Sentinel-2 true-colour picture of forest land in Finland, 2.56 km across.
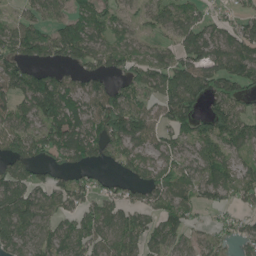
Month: June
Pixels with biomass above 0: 77%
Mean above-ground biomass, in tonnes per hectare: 72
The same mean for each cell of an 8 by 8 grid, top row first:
40 63 69 54 46 68 36 44
105 93 105 59 35 60 80 94
93 79 51 51 83 115 99 102
79 124 82 122 67 112 68 70
76 99 102 79 63 59 84 72
88 43 42 25 52 69 77 64
127 59 55 66 58 80 38 36
80 67 64 80 80 64 48 51
